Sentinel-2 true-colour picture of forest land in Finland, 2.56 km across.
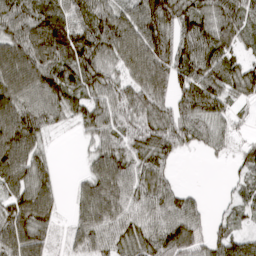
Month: March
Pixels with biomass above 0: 87%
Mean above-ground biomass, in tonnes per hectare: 72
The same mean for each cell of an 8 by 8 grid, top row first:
95 91 71 88 98 97 82 79
105 129 108 88 98 81 92 48
113 101 78 57 85 70 85 78
109 77 62 65 77 61 71 23
139 30 12 73 80 68 41 21
100 54 23 104 68 20 0 30
94 74 50 95 54 63 13 36
102 52 60 66 76 107 65 57
